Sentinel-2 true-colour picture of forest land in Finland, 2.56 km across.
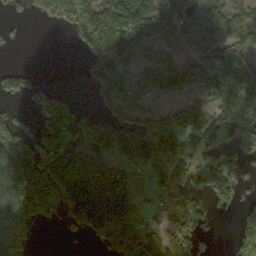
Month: October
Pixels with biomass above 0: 64%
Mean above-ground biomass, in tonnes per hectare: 106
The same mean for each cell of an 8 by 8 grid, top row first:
25 81 216 171 160 86 74 122
14 0 59 168 93 90 126 132
74 7 13 106 69 90 145 222
39 162 80 56 86 103 102 147
148 163 134 125 159 142 101 62
222 182 228 137 55 102 134 88
188 114 169 176 56 69 58 50
89 0 20 116 144 118 28 83
